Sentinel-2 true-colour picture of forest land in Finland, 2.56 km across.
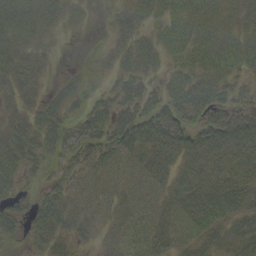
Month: September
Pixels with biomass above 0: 87%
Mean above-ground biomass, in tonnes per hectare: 38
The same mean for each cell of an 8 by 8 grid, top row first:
60 45 17 19 41 41 37 29
48 20 4 27 46 36 40 41
45 15 25 21 41 35 44 23
33 36 27 50 49 52 43 32
56 42 44 51 59 59 56 65
40 27 28 30 41 46 49 47
25 52 36 30 28 40 57 53
18 39 21 22 29 30 37 48
